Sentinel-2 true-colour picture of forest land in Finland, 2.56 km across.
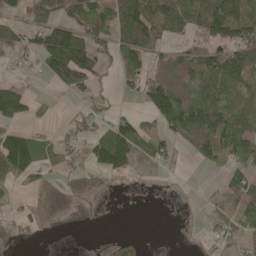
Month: May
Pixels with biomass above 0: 55%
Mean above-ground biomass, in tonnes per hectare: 63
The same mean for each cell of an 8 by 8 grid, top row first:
52 90 74 85 129 100 142 132
56 146 146 69 105 31 68 106
42 51 117 17 78 105 104 107
101 10 25 28 42 151 134 71
148 47 50 138 61 54 110 99
86 28 44 62 15 12 6 53
24 62 7 0 0 1 30 76
32 2 1 18 7 1 21 52
